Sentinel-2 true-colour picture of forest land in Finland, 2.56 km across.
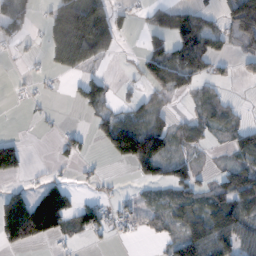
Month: November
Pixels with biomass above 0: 49%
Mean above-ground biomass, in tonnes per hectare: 47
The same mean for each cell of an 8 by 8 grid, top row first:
68 35 113 67 17 74 36 129
10 41 132 44 35 85 79 39
3 7 32 16 38 69 44 15
0 7 14 40 57 16 53 18
48 0 28 80 123 41 22 58
37 14 7 5 30 49 18 65
101 167 58 31 24 49 66 93
78 43 13 15 9 50 106 78
